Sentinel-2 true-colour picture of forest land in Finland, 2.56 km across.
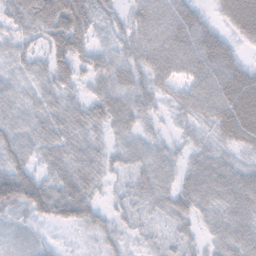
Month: November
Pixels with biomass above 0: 91%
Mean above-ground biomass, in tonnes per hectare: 44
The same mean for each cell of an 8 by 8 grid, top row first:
48 78 83 33 56 66 23 80
36 50 53 37 59 74 75 25
30 40 31 51 46 43 64 72
38 41 39 54 38 26 50 90
51 43 39 25 33 19 32 46
80 38 50 21 39 35 54 48
59 63 62 20 27 42 35 49
11 11 12 30 17 22 24 48
